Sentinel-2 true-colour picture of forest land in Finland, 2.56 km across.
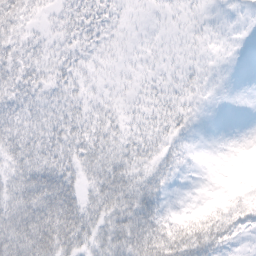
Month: February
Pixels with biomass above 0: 54%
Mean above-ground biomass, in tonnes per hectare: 19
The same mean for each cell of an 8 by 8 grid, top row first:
31 7 19 8 1 2 2 1
19 11 12 4 2 2 2 0
27 16 10 3 4 6 3 0
23 17 13 10 9 11 1 0
34 29 25 18 18 10 0 0
32 48 22 35 21 8 0 0
41 64 37 39 49 2 11 17
50 63 36 38 70 60 54 8
